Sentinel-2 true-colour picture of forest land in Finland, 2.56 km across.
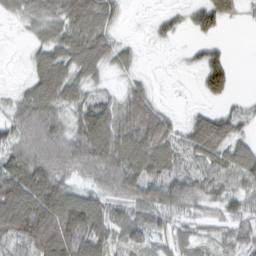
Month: February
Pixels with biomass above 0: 80%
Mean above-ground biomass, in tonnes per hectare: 52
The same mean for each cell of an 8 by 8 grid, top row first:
27 53 61 36 5 22 62 24
3 57 77 52 9 7 28 0
9 81 49 18 22 4 68 3
43 65 53 61 77 16 31 29
61 75 79 97 97 56 87 53
107 93 42 67 85 55 58 67
102 115 104 47 53 45 34 43
52 94 85 50 45 35 27 42
